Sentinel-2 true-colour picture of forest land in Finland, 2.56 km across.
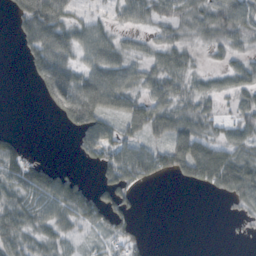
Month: October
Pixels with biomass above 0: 65%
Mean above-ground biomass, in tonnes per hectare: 40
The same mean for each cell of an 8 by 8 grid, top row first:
35 101 24 24 40 48 54 60
11 83 51 46 20 39 23 29
0 84 62 71 40 47 19 39
0 15 93 60 65 60 28 36
24 0 33 63 46 72 52 46
57 45 16 53 58 33 72 94
47 55 62 57 4 0 0 23
47 31 18 36 14 0 0 2
